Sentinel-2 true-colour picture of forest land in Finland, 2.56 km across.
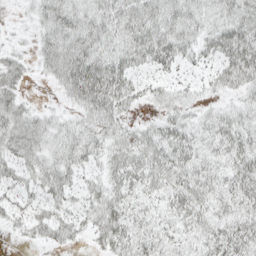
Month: April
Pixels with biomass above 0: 80%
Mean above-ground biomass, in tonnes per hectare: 29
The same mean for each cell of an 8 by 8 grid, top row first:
4 34 36 36 44 36 28 41
13 31 45 32 45 39 30 54
28 12 58 50 17 13 15 39
36 15 24 35 7 26 16 26
34 28 37 31 34 42 24 38
22 35 21 29 35 31 30 40
19 24 20 37 18 26 27 30
5 20 12 37 24 19 26 43
